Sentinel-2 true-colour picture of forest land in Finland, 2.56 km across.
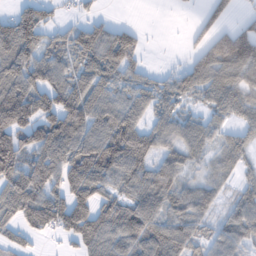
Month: February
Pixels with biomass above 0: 76%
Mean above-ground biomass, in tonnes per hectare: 75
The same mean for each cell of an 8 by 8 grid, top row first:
87 47 26 10 0 0 52 21
135 66 93 126 27 1 86 144
116 94 68 70 43 58 82 86
167 111 122 111 69 48 42 61
130 131 103 128 103 70 48 49
105 118 114 90 88 65 34 34
102 123 107 92 62 57 44 66
38 13 74 60 70 81 46 66
